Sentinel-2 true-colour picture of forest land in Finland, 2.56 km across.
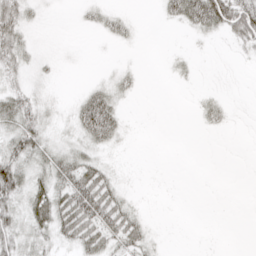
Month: April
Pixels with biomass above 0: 49%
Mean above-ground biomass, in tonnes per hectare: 17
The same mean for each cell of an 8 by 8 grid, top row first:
49 5 7 18 1 29 59 67
41 8 2 4 1 2 2 12
22 9 1 15 3 5 1 1
49 11 39 38 0 0 15 1
45 27 21 17 0 0 0 0
52 34 44 16 0 0 0 0
30 48 59 40 5 0 0 0
30 20 35 31 23 0 0 0
